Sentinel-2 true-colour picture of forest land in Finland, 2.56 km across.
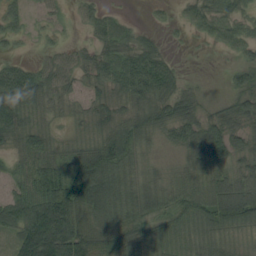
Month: August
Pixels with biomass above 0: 84%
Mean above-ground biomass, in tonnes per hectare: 52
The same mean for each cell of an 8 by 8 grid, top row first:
33 18 24 28 4 14 46 32
13 18 23 53 50 5 8 37
89 57 34 59 109 47 3 36
83 33 21 44 65 71 26 52
46 44 26 71 38 38 99 37
37 83 90 88 43 30 46 53
71 106 75 85 60 54 85 113
58 131 92 61 72 47 58 25
